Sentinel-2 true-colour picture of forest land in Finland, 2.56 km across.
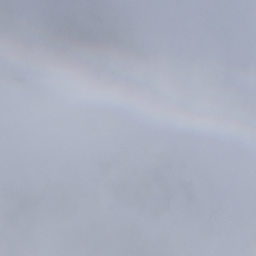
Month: November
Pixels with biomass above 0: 33%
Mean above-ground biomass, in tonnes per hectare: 21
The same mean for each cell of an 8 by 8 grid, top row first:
24 40 33 51 2 0 0 0
48 53 72 37 28 0 0 0
41 24 23 12 2 0 0 0
0 0 3 0 0 0 0 0
0 0 1 20 25 17 0 0
26 35 19 46 55 47 2 0
69 44 60 30 43 12 10 0
64 21 67 77 43 37 0 0
